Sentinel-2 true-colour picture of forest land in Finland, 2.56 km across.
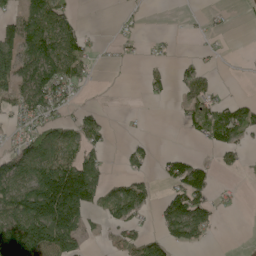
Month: May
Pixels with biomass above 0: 45%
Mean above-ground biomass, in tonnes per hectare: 58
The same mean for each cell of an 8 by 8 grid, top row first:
57 114 14 2 6 0 10 2
112 138 67 5 7 5 6 0
93 131 38 0 24 32 37 1
67 68 30 3 2 9 85 66
51 88 77 10 18 0 40 49
152 160 206 23 24 69 55 11
176 212 130 66 46 94 62 8
233 169 74 23 53 58 24 0
